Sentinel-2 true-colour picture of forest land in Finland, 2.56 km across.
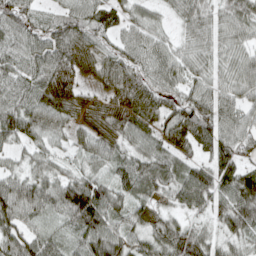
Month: April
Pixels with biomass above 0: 91%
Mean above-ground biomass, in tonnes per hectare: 65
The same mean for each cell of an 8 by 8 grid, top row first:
76 38 65 62 50 37 55 71
71 87 67 42 68 44 54 57
64 82 49 57 61 60 51 63
85 71 53 65 68 78 80 68
47 43 35 59 56 62 77 73
50 58 61 54 81 68 71 97
95 66 131 73 54 44 54 100
80 54 59 83 61 93 60 53
